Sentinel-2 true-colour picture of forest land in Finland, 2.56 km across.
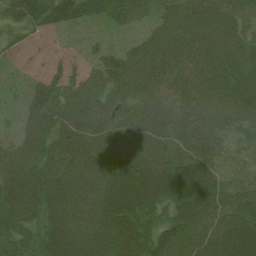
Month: July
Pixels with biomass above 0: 88%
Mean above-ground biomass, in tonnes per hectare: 68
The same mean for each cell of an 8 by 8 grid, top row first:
57 60 62 66 56 73 81 60
16 5 13 26 73 96 83 75
10 42 62 91 100 70 85 94
17 70 98 88 75 54 84 96
47 61 64 64 62 60 67 34
68 83 73 68 91 97 77 39
81 96 70 88 91 75 73 59
51 91 93 102 75 63 66 113
